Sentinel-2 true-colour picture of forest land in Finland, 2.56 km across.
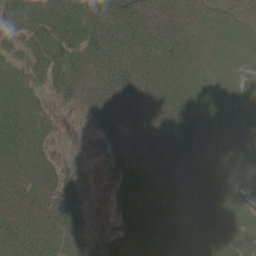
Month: June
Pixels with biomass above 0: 89%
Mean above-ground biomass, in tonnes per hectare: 49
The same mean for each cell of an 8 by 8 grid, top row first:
53 75 76 73 65 47 31 27
19 62 62 73 67 53 27 27
44 39 61 76 63 48 29 20
60 20 16 69 71 65 42 26
58 28 1 41 63 68 53 31
46 46 15 21 73 69 60 28
62 49 34 16 72 70 64 26
80 58 37 40 79 71 60 35
